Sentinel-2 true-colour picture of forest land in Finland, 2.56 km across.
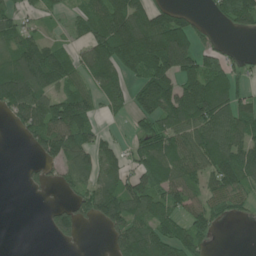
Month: June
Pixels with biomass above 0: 66%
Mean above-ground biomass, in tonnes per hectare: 86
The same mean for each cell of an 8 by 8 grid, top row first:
55 28 54 126 102 81 20 116
90 84 57 159 205 245 46 11
172 133 68 122 124 130 135 47
83 123 139 34 90 127 130 83
4 111 105 35 85 99 115 112
2 29 75 78 119 105 73 96
0 28 73 137 116 80 87 37
0 15 29 60 179 136 60 0
